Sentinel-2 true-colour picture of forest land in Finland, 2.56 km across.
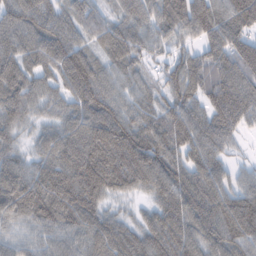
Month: February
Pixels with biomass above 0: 95%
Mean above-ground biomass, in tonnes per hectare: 97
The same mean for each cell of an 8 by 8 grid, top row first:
93 86 85 57 80 124 132 125
94 105 84 84 75 53 83 105
115 69 137 71 51 91 115 126
93 48 101 109 73 115 118 152
54 71 133 146 126 111 115 37
98 99 145 139 119 103 105 42
105 125 125 34 34 106 114 125
52 67 75 111 93 114 96 114
